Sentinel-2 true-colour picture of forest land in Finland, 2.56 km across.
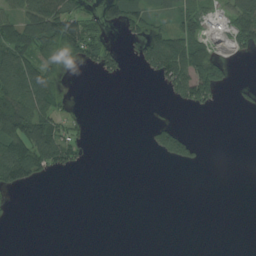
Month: August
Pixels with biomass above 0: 33%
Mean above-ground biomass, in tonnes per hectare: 37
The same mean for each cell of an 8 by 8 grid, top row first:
57 145 71 52 71 57 44 87
81 89 93 37 59 121 53 31
107 66 0 13 6 92 130 3
185 68 8 0 0 5 12 4
130 104 34 0 6 101 3 0
94 23 2 0 0 0 0 0
2 0 0 0 0 0 0 0
0 0 0 0 0 0 0 0
